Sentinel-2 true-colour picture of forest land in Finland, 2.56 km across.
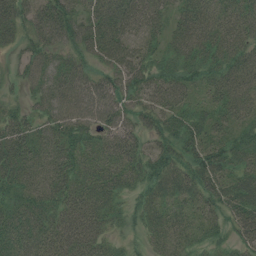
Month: July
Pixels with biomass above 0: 91%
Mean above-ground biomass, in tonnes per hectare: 51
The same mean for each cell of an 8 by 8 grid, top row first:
52 71 55 76 67 43 58 57
24 55 53 76 47 49 63 58
22 54 59 51 56 58 47 65
31 48 67 59 50 55 44 48
59 53 47 43 33 50 51 52
57 64 46 45 48 54 59 54
57 58 60 41 35 28 34 65
59 57 72 26 20 30 27 37
